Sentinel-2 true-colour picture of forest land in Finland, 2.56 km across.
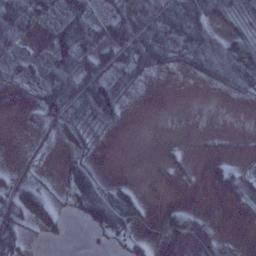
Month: January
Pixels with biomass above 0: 59%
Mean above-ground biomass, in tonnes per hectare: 31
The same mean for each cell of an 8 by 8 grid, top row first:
106 26 61 44 74 58 61 44
40 28 76 55 72 75 74 66
25 53 78 64 27 2 29 54
2 53 53 63 0 0 0 1
2 10 22 1 0 4 2 1
14 4 40 2 0 4 13 20
60 47 34 71 12 13 1 4
47 11 0 20 7 19 14 1
